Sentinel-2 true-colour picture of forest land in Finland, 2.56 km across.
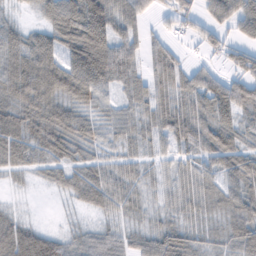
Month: February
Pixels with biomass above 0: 84%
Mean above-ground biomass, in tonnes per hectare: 53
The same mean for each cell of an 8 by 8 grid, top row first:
12 52 95 80 39 45 45 82
70 66 117 98 41 18 32 47
97 95 96 71 45 65 53 58
68 78 42 29 38 70 66 65
79 75 43 26 33 59 76 59
24 31 42 44 27 30 39 72
9 0 19 37 23 34 36 67
113 71 36 40 48 63 28 58
